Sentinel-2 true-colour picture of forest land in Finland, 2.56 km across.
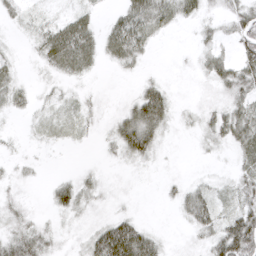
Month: April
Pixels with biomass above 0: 63%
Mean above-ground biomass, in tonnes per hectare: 20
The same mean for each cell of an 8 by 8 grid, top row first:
17 14 23 11 47 27 12 31
5 38 53 30 26 1 16 25
17 6 10 1 11 3 16 37
13 8 12 9 62 14 14 33
4 5 3 15 52 2 9 31
9 3 14 3 2 3 6 20
16 10 24 7 1 12 40 31
36 25 10 89 57 3 23 87
